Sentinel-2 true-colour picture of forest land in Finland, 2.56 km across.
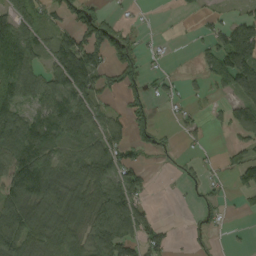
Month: September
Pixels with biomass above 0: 58%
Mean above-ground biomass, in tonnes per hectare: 60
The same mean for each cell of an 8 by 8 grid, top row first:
51 44 64 21 4 7 20 34
95 57 117 78 17 2 44 147
93 69 140 42 39 15 42 123
72 110 105 36 34 15 9 31
111 118 71 80 32 12 13 27
100 128 101 107 41 8 19 64
126 102 92 121 42 1 30 12
126 96 68 134 76 9 14 4
